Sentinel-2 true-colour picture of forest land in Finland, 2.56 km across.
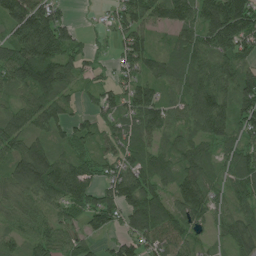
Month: July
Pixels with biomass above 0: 88%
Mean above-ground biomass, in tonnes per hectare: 81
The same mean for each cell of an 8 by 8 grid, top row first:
106 120 8 44 81 98 135 178
102 159 54 31 80 66 99 96
75 122 53 45 72 68 103 103
54 95 40 61 99 55 141 87
70 69 64 54 71 68 66 76
89 157 116 62 96 79 74 86
61 70 84 98 142 94 99 59
46 74 51 37 83 81 36 72
